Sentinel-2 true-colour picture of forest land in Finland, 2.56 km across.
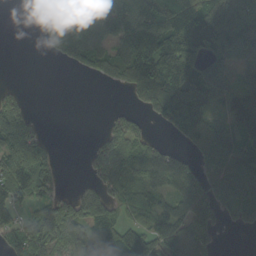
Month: September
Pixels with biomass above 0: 67%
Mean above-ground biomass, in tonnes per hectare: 82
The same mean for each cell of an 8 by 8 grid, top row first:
0 39 66 106 126 109 120 144
0 16 107 76 173 179 119 83
1 0 6 53 145 170 207 70
119 0 0 21 40 154 86 94
169 52 1 80 66 22 98 133
126 89 7 104 69 88 78 106
67 74 117 86 70 71 94 94
66 98 84 98 110 107 70 0
